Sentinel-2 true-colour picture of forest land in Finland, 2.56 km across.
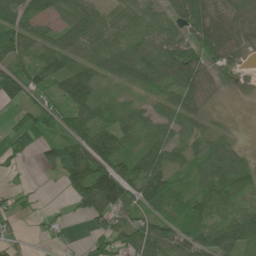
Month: June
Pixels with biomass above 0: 80%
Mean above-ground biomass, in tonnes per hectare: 66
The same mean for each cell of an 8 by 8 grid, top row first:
87 65 91 53 64 75 88 59
104 72 88 85 80 95 88 56
100 76 122 58 80 103 49 22
29 71 77 56 46 61 27 9
43 54 99 89 59 57 65 26
17 10 110 158 102 58 78 87
24 7 42 97 72 69 70 55
20 10 9 80 102 70 70 90
